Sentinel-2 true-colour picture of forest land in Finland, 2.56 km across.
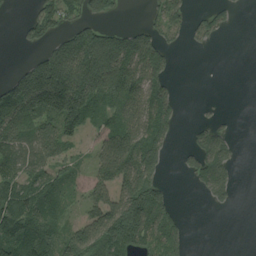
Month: August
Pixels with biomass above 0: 58%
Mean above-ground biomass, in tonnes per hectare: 88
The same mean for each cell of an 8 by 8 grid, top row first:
5 92 78 35 21 67 42 6
9 87 217 216 156 24 12 0
123 285 242 208 147 16 0 0
138 162 162 91 124 61 7 1
101 112 42 123 156 18 104 13
116 83 32 125 137 6 113 9
143 99 49 150 203 44 13 2
153 123 165 193 114 86 0 0
